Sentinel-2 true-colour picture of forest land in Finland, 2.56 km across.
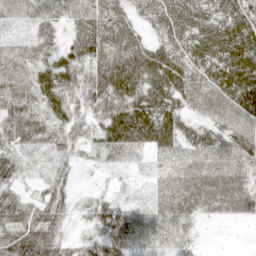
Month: April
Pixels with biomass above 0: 91%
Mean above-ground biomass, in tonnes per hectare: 49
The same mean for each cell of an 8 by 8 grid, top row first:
42 50 59 50 36 68 58 67
38 38 56 62 52 51 73 77
65 67 51 86 70 68 59 80
76 50 40 72 80 54 46 65
54 40 40 63 55 53 50 60
38 29 12 11 11 45 62 50
59 59 15 39 16 40 34 38
72 61 20 54 25 21 3 2
